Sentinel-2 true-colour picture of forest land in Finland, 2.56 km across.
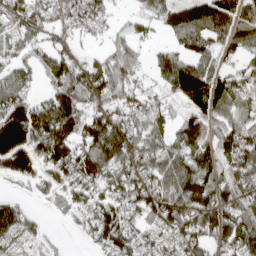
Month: April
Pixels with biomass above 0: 79%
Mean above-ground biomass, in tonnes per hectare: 88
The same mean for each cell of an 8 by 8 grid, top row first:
82 59 81 25 48 90 114 71
52 61 23 59 31 56 63 73
77 56 104 133 31 137 111 74
154 122 111 83 75 48 106 70
186 162 110 138 93 85 107 127
74 69 124 92 103 110 108 111
73 18 72 112 109 118 103 128
63 33 19 120 70 87 91 146
